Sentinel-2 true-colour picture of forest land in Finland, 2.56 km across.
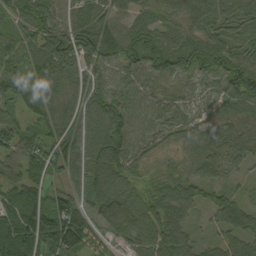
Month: September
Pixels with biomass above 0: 96%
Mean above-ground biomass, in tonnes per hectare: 85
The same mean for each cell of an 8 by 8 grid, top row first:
74 104 69 70 50 62 74 65
84 147 150 103 118 92 100 67
82 102 82 65 80 60 65 119
37 57 97 102 76 64 45 66
105 93 99 128 69 34 52 72
71 70 71 113 42 60 59 28
146 133 88 124 81 101 63 83
182 158 125 50 78 113 37 69
